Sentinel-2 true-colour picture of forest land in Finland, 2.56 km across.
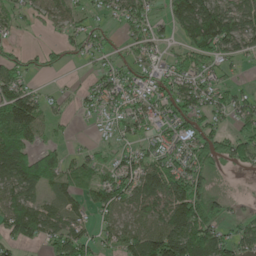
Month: May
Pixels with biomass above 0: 69%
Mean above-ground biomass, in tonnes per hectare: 59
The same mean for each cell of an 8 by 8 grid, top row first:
35 42 30 27 61 80 132 76
22 28 41 20 45 31 101 62
60 10 8 51 54 67 44 17
132 37 18 38 55 87 65 56
98 31 8 25 37 43 86 76
123 89 77 62 101 93 52 8
66 45 40 70 71 121 75 10
49 51 74 41 105 136 110 61
